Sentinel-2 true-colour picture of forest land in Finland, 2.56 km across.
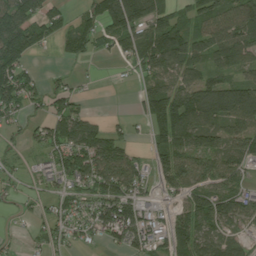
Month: July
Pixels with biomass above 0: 73%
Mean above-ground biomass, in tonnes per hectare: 87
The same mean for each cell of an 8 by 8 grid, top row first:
126 108 54 135 128 69 98 110
169 30 78 54 103 141 101 116
135 31 25 4 52 84 89 80
71 65 68 6 68 173 153 151
17 80 132 103 25 126 120 105
34 54 126 138 88 106 110 91
18 46 70 137 90 71 122 109
18 55 52 66 116 112 97 51
